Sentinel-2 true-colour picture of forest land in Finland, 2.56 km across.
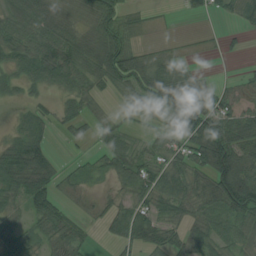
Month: August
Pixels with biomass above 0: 72%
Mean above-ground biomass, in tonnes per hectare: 42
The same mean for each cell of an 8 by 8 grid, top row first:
51 73 31 52 19 3 17 43
43 60 70 80 26 12 8 9
32 44 48 53 59 58 15 15
12 19 36 10 37 59 72 47
51 31 14 35 21 43 91 68
93 71 21 35 65 47 59 108
25 52 14 28 49 46 37 79
37 30 31 25 66 39 48 34
